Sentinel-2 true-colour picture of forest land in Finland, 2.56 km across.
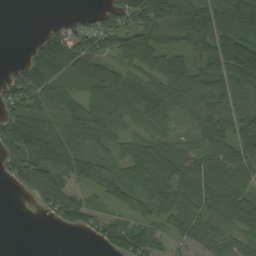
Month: September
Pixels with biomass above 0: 80%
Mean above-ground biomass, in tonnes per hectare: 77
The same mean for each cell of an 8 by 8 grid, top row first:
0 3 20 81 133 109 99 144
0 133 113 76 98 65 102 156
79 141 119 142 67 76 119 108
84 73 85 90 65 42 83 78
134 146 63 43 52 49 74 91
61 118 91 77 83 87 119 99
0 59 87 41 49 75 60 110
0 0 3 79 83 36 48 50
